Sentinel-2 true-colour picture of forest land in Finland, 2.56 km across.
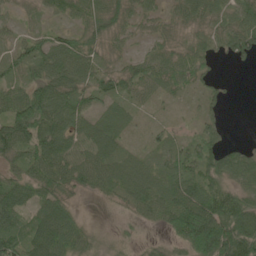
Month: June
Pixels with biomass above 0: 86%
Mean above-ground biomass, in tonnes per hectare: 56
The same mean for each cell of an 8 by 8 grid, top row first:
20 32 52 53 37 36 49 55
40 66 65 32 19 43 42 64
50 70 64 50 61 64 28 1
87 103 56 46 15 9 28 0
96 82 45 36 17 36 50 16
44 80 66 68 65 74 76 67
74 68 16 15 60 104 115 116
85 96 64 30 17 56 167 144
